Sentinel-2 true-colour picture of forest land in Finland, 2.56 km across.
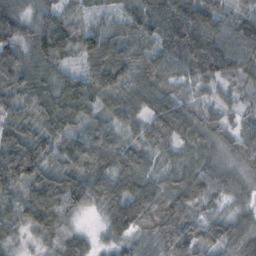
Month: November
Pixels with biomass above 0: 97%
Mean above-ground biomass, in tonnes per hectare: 74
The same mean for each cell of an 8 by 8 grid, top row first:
82 68 40 32 93 104 76 54
79 119 85 90 74 98 123 77
85 66 80 123 77 59 64 55
75 113 81 58 69 95 44 34
115 90 94 72 74 55 60 56
112 89 91 94 75 58 80 39
58 121 46 64 112 97 48 32
21 30 45 31 49 80 66 76
